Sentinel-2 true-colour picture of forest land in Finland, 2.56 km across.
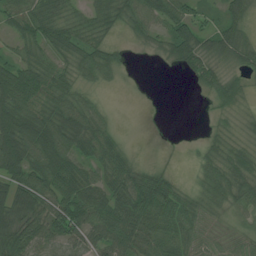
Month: July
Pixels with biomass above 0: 81%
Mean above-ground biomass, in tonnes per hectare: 51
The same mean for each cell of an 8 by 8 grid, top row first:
58 67 41 65 61 66 26 43
33 58 65 35 16 72 39 66
80 67 41 20 1 2 46 33
92 70 70 11 0 0 11 26
114 99 57 44 1 2 26 35
80 92 62 58 47 14 51 72
82 76 78 76 76 70 53 47
74 54 54 72 61 64 42 42
